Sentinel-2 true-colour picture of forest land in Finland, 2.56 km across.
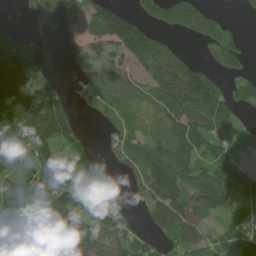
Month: June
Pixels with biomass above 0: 69%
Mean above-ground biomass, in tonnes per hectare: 88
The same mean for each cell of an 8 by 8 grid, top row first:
10 73 70 122 79 165 65 11
110 9 42 65 137 35 52 62
199 50 41 98 86 164 116 54
229 182 22 66 58 133 187 52
139 122 57 31 83 118 93 42
107 81 49 14 92 152 119 75
151 44 46 80 45 111 90 48
145 112 96 116 63 93 69 97
